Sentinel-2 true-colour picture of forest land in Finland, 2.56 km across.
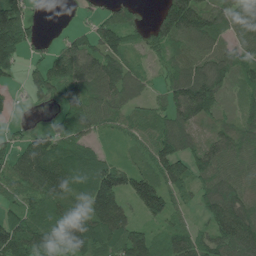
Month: June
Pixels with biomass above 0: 83%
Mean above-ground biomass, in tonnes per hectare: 84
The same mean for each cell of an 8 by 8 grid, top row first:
141 3 14 67 30 168 102 99
110 26 76 85 43 82 89 76
18 96 113 120 39 100 124 61
9 15 103 71 44 91 76 56
48 82 88 19 58 105 68 85
87 143 114 124 97 80 82 85
57 97 113 146 84 45 81 107
139 123 147 127 96 71 71 146
